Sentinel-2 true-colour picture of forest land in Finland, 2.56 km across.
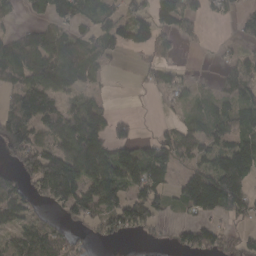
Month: March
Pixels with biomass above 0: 63%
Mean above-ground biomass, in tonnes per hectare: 81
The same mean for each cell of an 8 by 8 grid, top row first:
29 78 99 58 73 131 42 43
119 144 100 66 65 41 7 28
99 145 67 7 21 45 6 96
116 108 107 39 1 21 64 95
121 79 172 122 53 99 87 120
48 179 139 137 133 52 143 161
90 44 123 112 125 44 132 99
78 96 20 34 18 33 78 45
